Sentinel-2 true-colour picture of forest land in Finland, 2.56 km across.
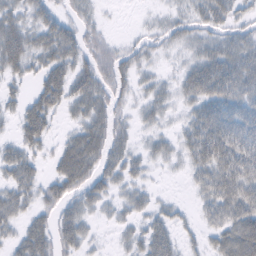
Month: February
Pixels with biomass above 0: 74%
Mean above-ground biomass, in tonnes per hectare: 35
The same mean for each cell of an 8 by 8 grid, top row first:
37 33 23 1 4 18 36 20
64 48 40 25 20 17 36 41
25 55 46 42 17 21 75 55
23 51 33 35 20 14 51 43
31 21 63 40 14 22 70 53
40 23 57 37 19 4 48 61
38 27 37 16 23 14 31 67
28 44 39 6 40 30 24 88
